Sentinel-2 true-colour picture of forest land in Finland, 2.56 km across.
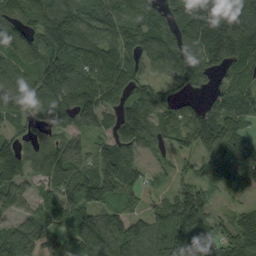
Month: September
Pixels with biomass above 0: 88%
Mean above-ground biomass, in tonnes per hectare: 100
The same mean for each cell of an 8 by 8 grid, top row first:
100 149 142 132 110 104 185 159
118 129 125 102 115 128 159 136
112 150 119 94 74 65 48 78
94 79 145 73 125 79 64 92
78 64 55 94 86 54 64 118
114 72 83 137 45 45 83 115
36 74 100 67 36 138 98 36
108 70 118 142 123 176 108 94
